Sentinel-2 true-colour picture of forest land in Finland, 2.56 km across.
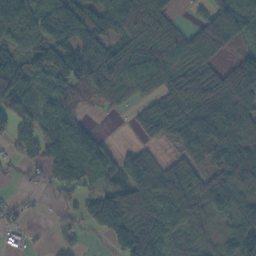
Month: October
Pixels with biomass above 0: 79%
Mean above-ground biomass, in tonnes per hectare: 68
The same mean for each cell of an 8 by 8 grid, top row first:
112 78 64 63 87 22 47 129
55 102 88 68 91 81 91 30
93 70 90 108 78 69 75 73
53 60 39 17 45 86 84 84
36 68 92 18 29 39 88 57
14 51 77 60 116 89 63 96
18 7 51 142 114 121 75 72
12 5 17 58 137 50 27 104
